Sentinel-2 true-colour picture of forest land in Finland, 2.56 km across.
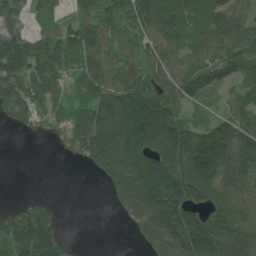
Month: June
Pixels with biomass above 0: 78%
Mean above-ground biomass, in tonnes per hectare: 133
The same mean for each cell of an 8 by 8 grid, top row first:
99 59 83 122 209 138 139 114
185 129 147 93 109 135 124 130
160 145 95 123 124 124 109 82
108 96 103 180 180 88 52 97
0 18 127 253 213 201 222 191
0 0 3 215 244 218 208 210
51 46 0 45 279 278 168 156
151 156 2 0 136 286 303 250
